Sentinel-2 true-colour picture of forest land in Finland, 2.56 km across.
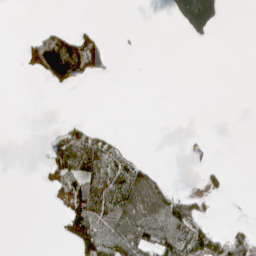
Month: May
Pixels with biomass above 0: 26%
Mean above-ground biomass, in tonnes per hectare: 35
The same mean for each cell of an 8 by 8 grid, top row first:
0 0 0 0 0 76 202 0
4 189 135 22 1 0 1 0
0 57 63 1 0 0 0 0
0 0 0 0 0 0 0 0
0 31 104 40 0 0 15 0
0 43 117 94 77 1 20 0
0 11 145 92 130 100 13 0
0 0 89 84 83 87 67 49
